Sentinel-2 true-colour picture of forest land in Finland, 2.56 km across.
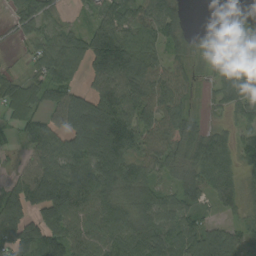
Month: September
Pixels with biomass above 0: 83%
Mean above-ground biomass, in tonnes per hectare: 70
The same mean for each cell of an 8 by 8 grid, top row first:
34 38 18 80 74 47 0 29
10 71 75 160 71 39 35 57
40 81 40 115 82 55 22 61
57 63 129 125 70 66 14 44
31 91 114 178 63 62 76 53
37 98 105 115 73 42 85 51
102 136 74 97 88 75 33 42
116 103 62 74 97 92 94 51
